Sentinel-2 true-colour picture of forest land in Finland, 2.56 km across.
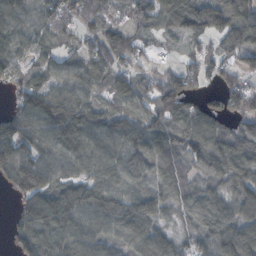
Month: October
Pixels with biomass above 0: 87%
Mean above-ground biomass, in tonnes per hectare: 79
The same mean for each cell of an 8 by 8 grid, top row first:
77 65 82 55 61 100 111 100
43 43 58 112 36 13 30 85
49 82 83 93 49 76 38 58
67 122 98 67 76 81 81 78
112 82 111 88 98 74 108 103
105 107 74 97 68 66 67 110
30 122 111 107 105 51 75 101
43 99 91 73 109 63 58 102
